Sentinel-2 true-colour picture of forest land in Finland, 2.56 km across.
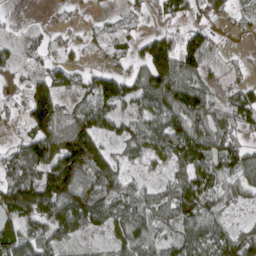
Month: April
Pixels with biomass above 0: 74%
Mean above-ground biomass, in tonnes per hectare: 68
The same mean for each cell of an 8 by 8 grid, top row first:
2 4 10 17 23 42 39 22
25 32 21 47 65 104 81 4
17 74 44 85 91 149 35 17
17 127 70 78 63 117 90 93
34 141 134 42 82 112 96 66
97 123 98 88 19 59 97 65
144 119 121 78 72 102 79 30
89 66 30 42 84 55 96 90
